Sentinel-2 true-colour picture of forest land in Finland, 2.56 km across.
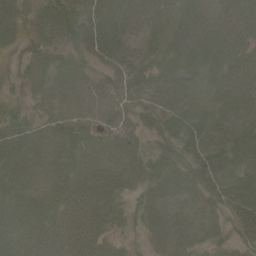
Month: June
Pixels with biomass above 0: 91%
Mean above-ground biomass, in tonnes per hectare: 51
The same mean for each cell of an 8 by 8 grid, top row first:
52 71 55 76 67 43 58 57
24 55 53 76 47 49 63 58
22 54 59 51 56 58 47 65
31 48 67 59 50 55 44 48
59 53 47 43 33 50 51 52
57 64 46 45 48 54 59 54
57 58 60 41 35 28 34 65
59 57 72 26 20 30 27 37
